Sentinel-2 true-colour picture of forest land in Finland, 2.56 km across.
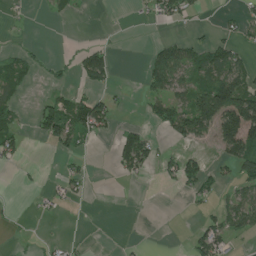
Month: June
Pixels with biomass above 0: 30%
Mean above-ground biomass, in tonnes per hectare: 33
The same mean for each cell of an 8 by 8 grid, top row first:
2 8 5 0 6 37 3 22
7 5 18 15 7 66 55 33
37 14 25 22 26 72 69 99
27 60 86 41 20 75 156 212
40 28 29 16 88 22 20 132
5 1 22 5 19 54 40 59
1 6 4 2 2 2 15 70
5 9 5 0 2 0 68 11
